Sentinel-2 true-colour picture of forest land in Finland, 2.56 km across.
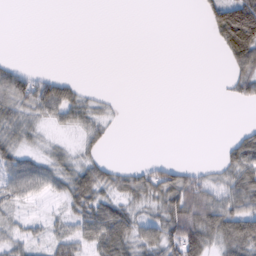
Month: February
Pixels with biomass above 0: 46%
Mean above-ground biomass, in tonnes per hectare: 30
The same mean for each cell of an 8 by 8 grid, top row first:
0 0 0 0 0 0 41 125
0 0 0 0 0 0 3 94
47 34 8 0 0 0 0 39
51 43 46 12 0 0 0 0
44 15 20 7 0 0 0 43
60 49 64 41 46 56 24 69
19 4 50 54 29 77 78 68
28 27 48 89 53 84 72 87
